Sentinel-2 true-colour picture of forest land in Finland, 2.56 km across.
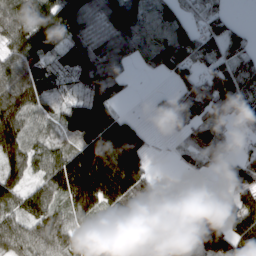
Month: March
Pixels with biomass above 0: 82%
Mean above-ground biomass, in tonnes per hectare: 109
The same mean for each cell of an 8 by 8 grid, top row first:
124 149 123 144 131 113 104 9
116 125 124 134 105 192 120 83
129 74 82 104 3 74 123 145
153 66 152 133 6 137 130 92
148 65 135 264 94 20 101 20
101 103 226 223 95 4 15 88
83 109 126 102 59 42 53 128
124 123 129 93 94 155 152 179
